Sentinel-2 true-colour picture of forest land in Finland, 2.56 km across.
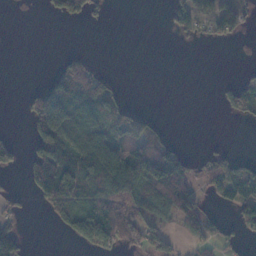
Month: November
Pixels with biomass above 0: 40%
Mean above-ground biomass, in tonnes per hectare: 43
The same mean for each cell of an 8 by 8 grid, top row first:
0 10 37 4 0 21 20 52
0 0 4 0 0 2 5 0
0 31 103 14 0 0 0 15
2 211 89 55 29 0 0 35
36 121 72 78 88 24 4 0
6 135 119 105 106 122 66 82
23 41 74 82 81 85 24 67
74 0 50 70 60 24 49 19
